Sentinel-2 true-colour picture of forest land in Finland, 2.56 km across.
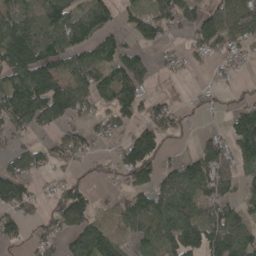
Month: April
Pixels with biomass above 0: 66%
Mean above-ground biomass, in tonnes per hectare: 87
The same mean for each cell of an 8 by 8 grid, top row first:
85 93 88 64 99 126 95 143
190 94 76 85 52 29 107 88
109 171 110 114 83 14 16 26
143 145 86 87 74 67 32 84
48 53 84 30 159 26 83 118
102 42 39 47 109 82 126 52
102 36 136 31 109 139 82 60
66 64 95 85 77 148 134 110
